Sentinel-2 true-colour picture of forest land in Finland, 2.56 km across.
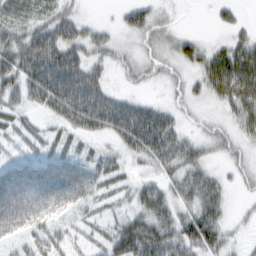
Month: February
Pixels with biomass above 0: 77%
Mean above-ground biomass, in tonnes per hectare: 44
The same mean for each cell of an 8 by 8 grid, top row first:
32 38 27 4 45 10 5 15
64 82 55 32 26 39 34 54
62 85 77 17 20 17 55 86
30 40 98 93 63 29 14 53
11 21 19 27 84 54 33 25
69 72 56 33 25 43 43 21
83 62 31 20 48 44 69 7
32 54 15 55 103 68 67 13
